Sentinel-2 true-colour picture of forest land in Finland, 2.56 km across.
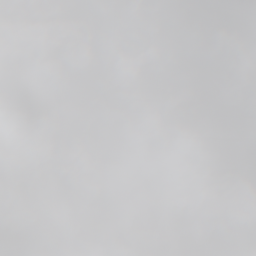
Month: June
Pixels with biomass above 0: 69%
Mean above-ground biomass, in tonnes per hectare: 41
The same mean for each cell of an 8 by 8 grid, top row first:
33 32 27 17 19 40 54 49
66 69 39 27 23 8 23 47
41 84 35 53 21 1 1 33
50 86 58 21 21 5 13 49
68 69 47 18 8 0 9 33
69 80 55 43 11 0 22 50
75 76 63 85 12 7 42 54
84 72 64 83 15 26 46 70
